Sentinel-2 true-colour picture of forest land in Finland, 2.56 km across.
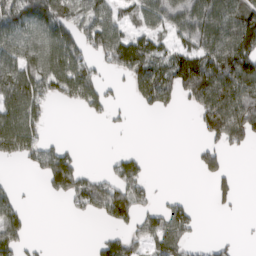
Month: March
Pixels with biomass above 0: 53%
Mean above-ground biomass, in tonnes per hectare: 69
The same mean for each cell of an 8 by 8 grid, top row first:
135 122 87 59 74 80 113 132
105 109 81 89 90 59 110 146
124 119 125 22 141 131 201 170
117 39 26 27 21 18 137 138
125 48 6 1 0 0 47 45
4 108 82 52 49 0 39 12
76 0 43 145 49 58 5 7
87 3 0 47 59 80 10 7
